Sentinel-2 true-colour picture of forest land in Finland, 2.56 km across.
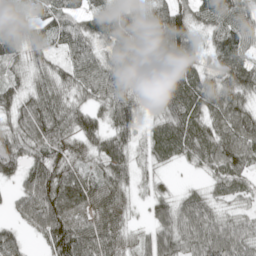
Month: May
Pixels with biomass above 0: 91%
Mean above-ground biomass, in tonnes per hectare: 67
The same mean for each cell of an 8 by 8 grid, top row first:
74 64 52 89 68 91 64 74
69 47 71 73 88 107 42 75
42 53 59 70 61 87 61 85
65 85 61 68 34 75 72 75
67 79 56 77 38 92 84 90
52 122 57 70 22 11 35 59
39 118 67 54 17 72 63 35
52 74 95 70 42 94 102 86
